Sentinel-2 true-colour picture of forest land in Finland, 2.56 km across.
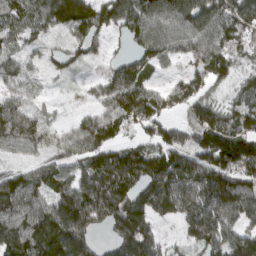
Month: March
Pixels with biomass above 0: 84%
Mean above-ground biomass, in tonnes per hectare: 102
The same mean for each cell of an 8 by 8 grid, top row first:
90 115 149 126 126 128 150 134
58 39 68 22 106 88 133 90
80 41 17 87 94 56 95 53
113 33 27 100 152 63 96 94
108 74 90 81 70 98 167 182
92 90 81 141 138 153 145 140
136 104 138 141 113 106 123 114
155 182 117 52 120 19 102 100
